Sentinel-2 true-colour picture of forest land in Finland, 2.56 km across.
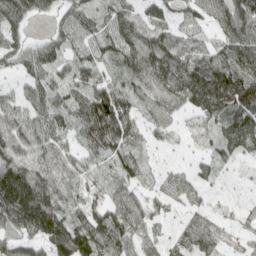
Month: April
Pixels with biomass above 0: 87%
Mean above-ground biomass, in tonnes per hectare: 67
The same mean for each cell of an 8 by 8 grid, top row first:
86 31 57 56 58 44 65 118
59 58 49 59 109 84 53 97
27 54 57 41 73 101 115 91
69 81 65 111 38 45 74 85
91 76 46 72 33 18 38 71
165 87 60 51 30 34 27 7
184 150 51 68 56 23 25 13
67 120 141 107 45 33 52 12
